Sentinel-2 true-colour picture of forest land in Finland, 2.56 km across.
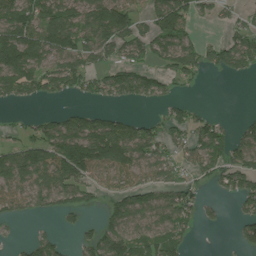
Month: July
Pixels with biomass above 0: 61%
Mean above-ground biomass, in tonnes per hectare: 81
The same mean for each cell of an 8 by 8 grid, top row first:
133 112 106 166 57 168 29 39
203 127 115 114 84 114 62 121
141 123 98 96 94 57 9 21
8 21 50 38 5 42 19 7
57 126 169 189 119 58 125 77
106 122 113 63 59 64 58 114
58 50 70 65 90 126 22 42
14 60 37 130 85 73 0 57
